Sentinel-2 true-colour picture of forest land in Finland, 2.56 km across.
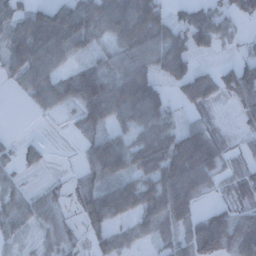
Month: December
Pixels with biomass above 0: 73%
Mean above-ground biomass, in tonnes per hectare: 51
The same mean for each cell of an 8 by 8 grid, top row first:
51 80 85 91 103 35 71 45
71 103 49 40 70 73 55 20
33 61 73 63 64 54 51 90
0 21 46 75 80 22 24 28
15 9 19 68 65 89 83 15
19 6 21 68 53 93 57 36
44 38 32 101 62 74 18 35
19 27 17 40 23 37 82 67
